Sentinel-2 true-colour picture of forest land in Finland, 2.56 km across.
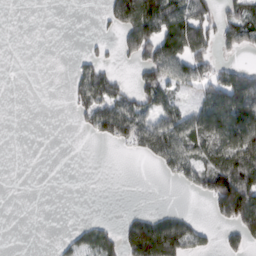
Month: February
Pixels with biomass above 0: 40%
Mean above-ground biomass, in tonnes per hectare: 54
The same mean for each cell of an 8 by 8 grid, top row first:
0 0 0 72 168 107 67 99
0 0 3 17 140 157 71 60
0 0 61 55 78 84 82 108
0 0 46 112 75 72 123 173
0 0 0 30 71 104 106 133
0 0 0 0 0 49 108 163
0 0 0 0 8 11 27 184
0 1 38 37 144 125 28 53
